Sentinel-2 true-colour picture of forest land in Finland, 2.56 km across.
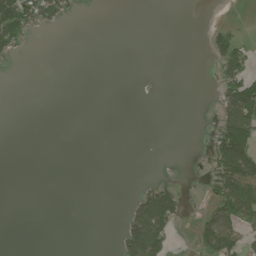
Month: June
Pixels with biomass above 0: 17%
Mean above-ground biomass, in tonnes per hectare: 27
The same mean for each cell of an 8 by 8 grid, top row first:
144 70 4 0 0 0 0 2
40 0 0 0 0 0 31 60
0 0 0 0 0 0 2 118
0 0 0 0 0 0 4 148
0 0 0 0 0 0 21 187
0 0 0 0 2 0 25 163
0 0 0 0 109 67 33 123
0 0 0 6 169 16 82 81
